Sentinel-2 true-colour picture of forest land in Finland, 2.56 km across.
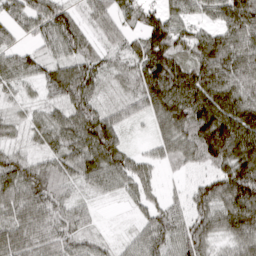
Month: March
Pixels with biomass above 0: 93%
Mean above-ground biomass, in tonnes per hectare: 69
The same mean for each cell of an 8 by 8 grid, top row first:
51 86 46 53 65 43 29 81
47 43 66 33 88 93 98 77
56 72 122 40 114 135 118 86
27 43 85 48 54 118 128 110
32 49 94 97 10 72 121 122
98 82 59 63 49 13 51 117
81 77 35 5 36 35 81 116
83 62 48 18 58 66 69 71
